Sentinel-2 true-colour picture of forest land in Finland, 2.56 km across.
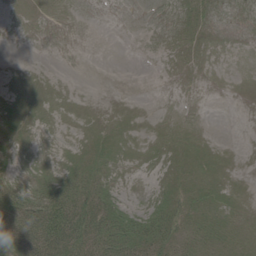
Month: June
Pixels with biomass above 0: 58%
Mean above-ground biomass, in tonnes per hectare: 15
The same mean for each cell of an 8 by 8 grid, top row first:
4 6 0 0 0 7 12 3
0 0 0 0 0 9 5 0
11 9 0 0 0 2 1 2
21 14 9 7 3 1 0 0
17 5 15 21 11 18 11 1
19 21 29 15 3 15 23 6
49 62 55 29 13 24 20 14
50 72 48 42 39 27 24 19
